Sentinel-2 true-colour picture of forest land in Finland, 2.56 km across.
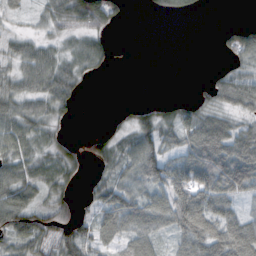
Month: October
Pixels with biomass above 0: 66%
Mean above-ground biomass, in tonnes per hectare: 43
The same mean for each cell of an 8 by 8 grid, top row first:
17 38 72 48 3 22 2 0
33 34 38 14 0 0 0 61
48 72 38 1 0 0 14 52
56 48 9 2 19 33 39 51
56 30 18 41 80 46 108 84
66 54 18 42 67 75 83 106
99 48 20 73 66 80 51 23
63 56 65 36 50 34 82 88
